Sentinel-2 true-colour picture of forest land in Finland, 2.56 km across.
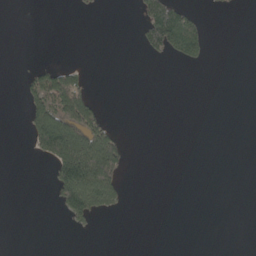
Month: May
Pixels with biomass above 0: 15%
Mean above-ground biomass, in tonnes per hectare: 28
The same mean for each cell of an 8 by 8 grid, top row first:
0 0 6 0 74 126 9 0
0 0 0 0 53 102 31 0
4 82 46 0 0 0 0 0
0 112 156 4 0 0 0 0
0 174 179 106 0 0 0 0
0 15 249 129 0 0 0 0
0 2 114 37 0 0 0 0
0 0 1 0 0 0 0 0
